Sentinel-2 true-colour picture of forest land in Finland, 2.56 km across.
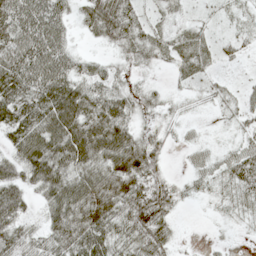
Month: May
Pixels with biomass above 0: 80%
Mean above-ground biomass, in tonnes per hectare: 39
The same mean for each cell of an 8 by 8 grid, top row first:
70 71 23 70 25 17 10 13
66 73 12 22 37 26 20 17
70 71 46 29 13 7 19 8
59 71 72 65 23 17 9 30
46 75 82 80 51 12 13 26
39 68 59 54 52 12 25 50
47 38 60 47 74 25 6 22
47 40 58 50 58 21 4 3
